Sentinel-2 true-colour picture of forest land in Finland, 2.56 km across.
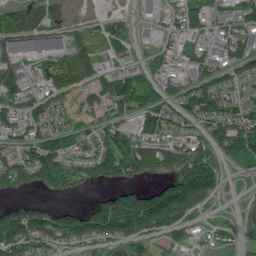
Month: June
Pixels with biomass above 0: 76%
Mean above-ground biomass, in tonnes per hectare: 82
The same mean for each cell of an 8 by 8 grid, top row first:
83 67 5 33 3 60 74 89
41 24 60 49 9 42 37 67
68 69 61 90 78 49 78 91
78 89 59 72 133 85 124 108
76 123 81 142 110 97 93 177
134 136 80 103 70 119 146 27
71 54 52 161 209 197 47 13
165 98 96 87 80 62 40 46
